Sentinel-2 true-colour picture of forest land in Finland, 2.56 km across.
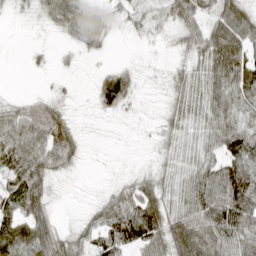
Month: April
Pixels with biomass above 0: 76%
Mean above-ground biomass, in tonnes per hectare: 44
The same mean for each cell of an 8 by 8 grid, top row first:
8 30 57 22 22 53 34 66
0 5 22 6 6 19 63 72
0 4 2 64 10 28 52 78
51 73 5 31 6 37 51 54
84 88 35 3 6 35 44 87
55 56 7 7 26 38 63 101
58 33 6 56 77 46 76 99
74 71 35 76 85 88 86 83
